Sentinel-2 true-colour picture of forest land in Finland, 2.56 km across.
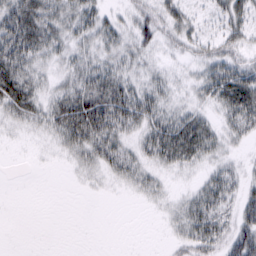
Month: February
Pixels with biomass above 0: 68%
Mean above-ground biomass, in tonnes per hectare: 25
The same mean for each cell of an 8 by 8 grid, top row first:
58 43 41 13 26 30 11 31
63 35 22 24 23 17 20 25
44 15 34 41 19 11 40 52
28 30 50 61 46 24 17 54
2 8 38 39 28 65 39 12
0 0 8 17 24 8 21 20
0 0 0 0 3 16 46 35
0 0 0 0 0 17 47 46
